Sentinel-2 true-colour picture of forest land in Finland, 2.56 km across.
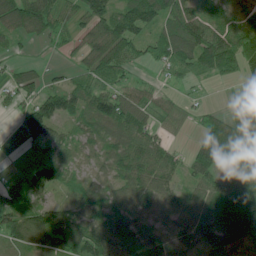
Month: June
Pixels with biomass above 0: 82%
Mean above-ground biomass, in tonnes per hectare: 73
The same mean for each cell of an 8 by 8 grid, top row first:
94 86 62 90 115 90 72 77
18 14 48 94 44 105 126 118
56 26 39 46 20 22 29 26
37 112 81 111 67 42 25 65
10 78 53 75 90 23 95 115
27 107 34 65 95 48 75 120
115 81 76 91 84 84 100 162
72 91 100 121 74 62 88 111
